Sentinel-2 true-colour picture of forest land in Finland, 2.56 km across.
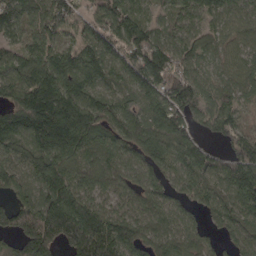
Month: April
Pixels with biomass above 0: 92%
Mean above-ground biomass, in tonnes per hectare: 116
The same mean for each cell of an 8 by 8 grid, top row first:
145 121 68 128 81 75 83 80
70 110 92 127 174 92 67 76
121 161 163 91 146 133 70 75
138 226 170 127 115 136 100 59
109 186 171 136 144 156 65 103
94 147 102 100 85 88 117 152
101 169 153 64 93 75 79 119
99 173 205 177 96 100 52 74
